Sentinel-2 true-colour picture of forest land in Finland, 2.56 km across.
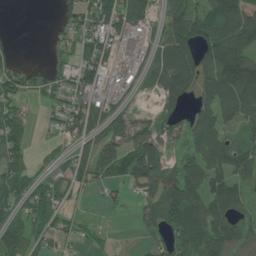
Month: June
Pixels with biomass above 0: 70%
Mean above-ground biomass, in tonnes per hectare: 74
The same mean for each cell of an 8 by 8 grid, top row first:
0 0 79 110 72 118 99 112
22 10 68 74 47 166 131 135
67 33 96 33 48 169 115 159
53 25 101 68 14 58 99 86
63 13 62 83 127 35 120 65
79 42 75 80 136 94 106 81
63 89 16 15 50 151 97 59
111 70 28 11 18 60 95 89
